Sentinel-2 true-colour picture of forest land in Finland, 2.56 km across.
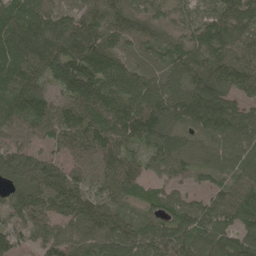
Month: May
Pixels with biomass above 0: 95%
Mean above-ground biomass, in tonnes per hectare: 100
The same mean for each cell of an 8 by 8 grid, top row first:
108 102 81 106 70 36 61 105
145 153 165 101 61 79 117 85
126 83 199 129 76 73 134 95
112 108 123 127 162 151 195 89
69 52 110 114 100 97 80 92
110 122 69 108 62 59 50 83
112 106 117 75 50 97 72 109
74 73 92 125 101 108 93 93
